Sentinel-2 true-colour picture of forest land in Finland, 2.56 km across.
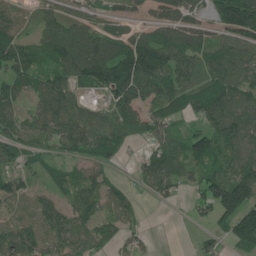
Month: June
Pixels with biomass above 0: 81%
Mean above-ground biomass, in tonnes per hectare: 86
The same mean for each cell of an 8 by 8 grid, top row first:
75 63 57 49 38 104 67 153
114 108 149 117 136 141 115 101
77 87 99 170 148 107 104 105
60 105 88 86 84 83 126 106
95 66 111 113 30 53 100 85
57 33 60 34 63 74 82 120
66 84 100 70 14 10 75 170
93 88 91 57 28 0 35 125
